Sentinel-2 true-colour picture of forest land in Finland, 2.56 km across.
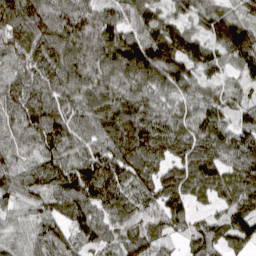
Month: March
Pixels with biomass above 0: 96%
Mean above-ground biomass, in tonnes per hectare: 92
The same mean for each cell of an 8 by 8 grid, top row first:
125 113 112 91 91 63 89 78
93 108 96 117 127 114 80 127
95 96 91 93 105 101 57 45
108 119 96 129 120 73 96 58
66 103 81 116 136 102 103 95
80 102 121 118 102 95 111 85
55 64 98 85 64 88 34 83
54 92 71 59 90 41 97 95
